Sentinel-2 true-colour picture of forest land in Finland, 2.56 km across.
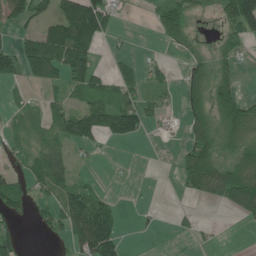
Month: June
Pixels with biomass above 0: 49%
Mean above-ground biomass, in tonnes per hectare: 52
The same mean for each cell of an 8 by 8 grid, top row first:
78 65 224 76 1 80 12 157
50 143 153 7 3 28 13 28
36 62 92 44 35 12 63 20
14 35 81 116 64 16 64 89
23 43 57 17 9 5 69 54
40 83 19 2 0 13 134 109
56 46 129 54 7 13 7 81
43 13 101 121 2 6 10 0
